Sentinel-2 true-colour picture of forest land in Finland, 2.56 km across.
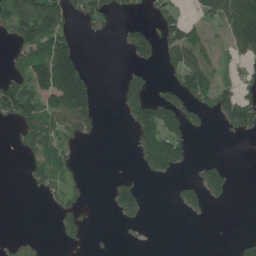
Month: May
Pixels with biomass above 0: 38%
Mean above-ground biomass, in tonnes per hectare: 66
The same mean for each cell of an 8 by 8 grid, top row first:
156 171 74 64 18 63 56 154
77 170 51 1 97 127 46 103
106 212 179 3 75 66 97 61
140 116 162 3 142 142 74 164
26 109 44 0 116 121 0 4
0 93 29 14 34 38 84 2
0 13 60 36 44 22 38 0
22 5 39 6 8 0 0 21
